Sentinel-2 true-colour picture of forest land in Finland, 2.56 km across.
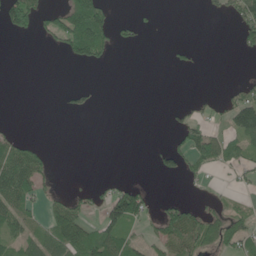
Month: June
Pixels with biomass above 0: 31%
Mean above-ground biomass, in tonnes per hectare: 33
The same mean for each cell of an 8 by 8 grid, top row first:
108 33 136 40 8 0 8 53
0 7 97 41 7 9 0 19
0 0 1 0 0 0 0 10
0 0 21 0 0 14 20 115
44 9 0 0 0 27 70 48
128 27 0 7 0 28 19 32
79 36 44 88 60 51 26 16
46 75 121 84 34 73 65 56
